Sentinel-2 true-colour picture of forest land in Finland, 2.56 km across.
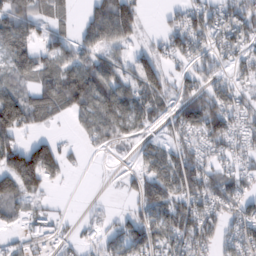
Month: February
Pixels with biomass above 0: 65%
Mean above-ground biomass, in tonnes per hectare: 58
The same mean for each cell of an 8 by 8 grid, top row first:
106 76 25 142 26 26 64 71
88 58 51 53 22 50 46 48
55 73 102 72 76 32 53 38
123 76 67 99 70 58 113 54
56 57 15 37 31 47 56 37
117 80 2 2 65 107 72 51
48 17 3 9 61 86 64 55
13 33 26 45 100 66 59 66
